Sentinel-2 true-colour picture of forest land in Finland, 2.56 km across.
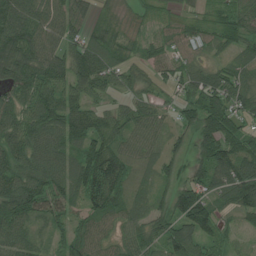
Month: July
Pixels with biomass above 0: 90%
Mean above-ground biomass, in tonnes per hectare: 71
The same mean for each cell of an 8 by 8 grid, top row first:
102 73 60 23 31 45 43 56
110 75 75 60 37 52 38 50
91 95 87 56 43 62 85 79
83 98 90 54 58 33 94 72
87 103 87 80 60 30 86 81
99 103 110 106 32 37 84 121
103 66 52 64 47 107 98 78
77 34 71 47 76 102 64 18
